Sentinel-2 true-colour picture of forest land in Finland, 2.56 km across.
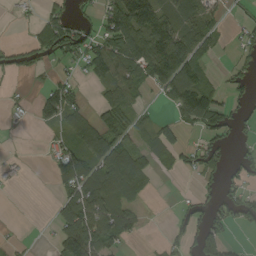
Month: September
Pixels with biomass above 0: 49%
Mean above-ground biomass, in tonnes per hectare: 53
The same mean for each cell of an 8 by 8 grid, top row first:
9 32 27 100 133 86 60 14
33 65 69 88 125 149 52 27
6 16 20 92 83 124 35 40
12 72 46 78 18 51 115 39
1 10 60 92 26 50 49 26
10 6 96 110 62 20 46 48
0 6 127 73 17 17 58 72
6 7 143 74 9 35 111 6
